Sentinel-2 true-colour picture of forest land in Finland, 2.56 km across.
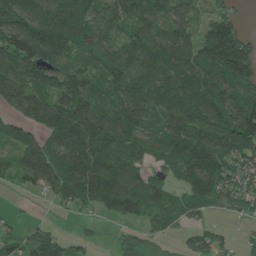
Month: June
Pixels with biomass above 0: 82%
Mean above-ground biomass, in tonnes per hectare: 100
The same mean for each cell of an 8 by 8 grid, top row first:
136 150 199 94 114 99 54 32
158 207 110 92 112 135 143 161
124 100 116 112 105 119 122 134
66 120 130 118 120 132 145 160
112 89 158 111 67 102 129 141
45 112 156 145 71 55 133 104
7 10 51 72 73 75 69 65
63 79 29 11 37 20 64 14
